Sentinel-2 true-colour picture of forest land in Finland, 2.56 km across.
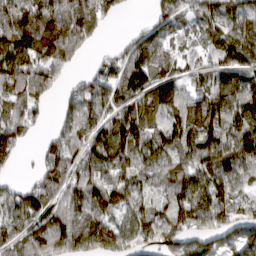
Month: March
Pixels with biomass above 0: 84%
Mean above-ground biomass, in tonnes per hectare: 102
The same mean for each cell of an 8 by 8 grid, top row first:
191 218 213 44 12 75 85 95
152 194 107 16 102 43 66 115
161 132 32 82 109 70 75 86
92 24 94 81 115 115 142 137
68 47 82 141 94 100 108 139
14 99 95 100 75 84 125 117
96 99 107 88 69 116 132 82
104 153 131 149 78 110 121 122
